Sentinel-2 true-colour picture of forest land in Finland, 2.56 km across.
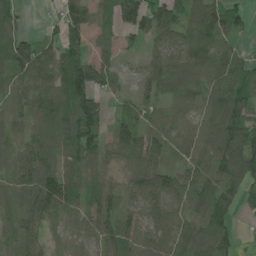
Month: June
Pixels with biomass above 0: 86%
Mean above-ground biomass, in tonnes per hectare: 71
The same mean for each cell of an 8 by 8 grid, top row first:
46 14 90 47 94 95 89 52
93 69 74 37 33 78 85 33
70 89 141 46 47 86 72 71
54 81 140 30 55 44 72 98
54 67 117 58 99 48 83 125
65 109 66 28 87 59 87 92
56 106 52 77 82 78 120 45
55 35 35 81 88 84 84 27
